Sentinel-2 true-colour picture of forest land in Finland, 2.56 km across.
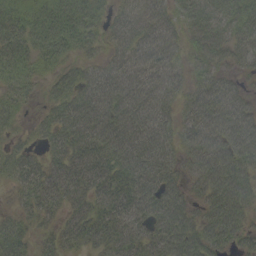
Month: September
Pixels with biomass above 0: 87%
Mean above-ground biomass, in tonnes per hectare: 46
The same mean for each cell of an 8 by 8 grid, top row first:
39 47 53 32 71 37 51 51
43 43 34 35 61 39 49 40
39 25 43 57 64 43 39 22
24 24 55 59 59 39 72 54
21 29 46 62 61 36 72 76
38 38 42 48 59 33 75 72
18 30 29 48 51 58 49 62
58 21 32 35 37 64 55 37
